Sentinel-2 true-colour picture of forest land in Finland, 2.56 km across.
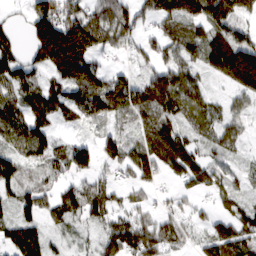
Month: March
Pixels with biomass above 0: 80%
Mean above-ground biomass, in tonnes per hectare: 84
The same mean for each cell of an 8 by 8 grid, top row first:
15 170 117 131 67 138 159 86
50 209 194 57 59 80 116 151
101 59 158 102 77 119 44 149
93 115 79 117 93 78 67 44
72 82 53 72 70 134 42 36
30 51 68 47 79 73 83 29
75 59 101 71 50 40 28 54
102 47 13 94 110 62 67 87
